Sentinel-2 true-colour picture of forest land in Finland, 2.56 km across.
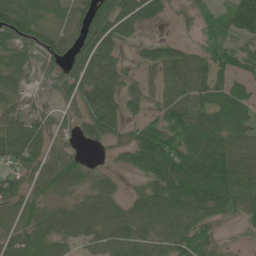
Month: June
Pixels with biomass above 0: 81%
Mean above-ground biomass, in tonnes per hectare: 63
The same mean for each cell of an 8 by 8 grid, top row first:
78 49 50 87 86 14 33 104
54 47 60 65 36 44 38 44
53 21 84 83 31 77 67 38
39 28 57 81 38 97 84 77
98 41 29 35 83 95 104 75
54 66 56 27 43 114 131 95
55 51 64 63 75 83 86 67
61 76 50 77 75 76 48 10
